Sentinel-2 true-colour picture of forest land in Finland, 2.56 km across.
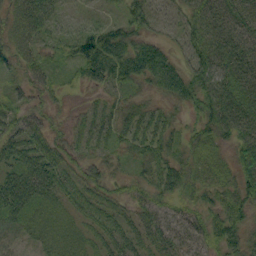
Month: September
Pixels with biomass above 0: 92%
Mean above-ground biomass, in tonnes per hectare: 43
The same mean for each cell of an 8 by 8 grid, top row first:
43 49 13 14 51 27 45 50
44 31 64 78 57 28 52 49
23 33 35 53 45 66 64 58
39 28 22 35 38 24 53 61
48 47 34 36 49 35 45 50
59 60 35 30 34 51 46 52
62 44 33 26 33 28 36 57
37 37 38 41 39 43 38 51
